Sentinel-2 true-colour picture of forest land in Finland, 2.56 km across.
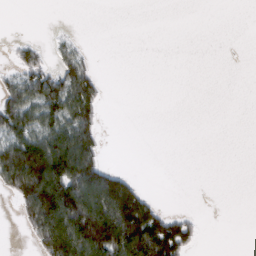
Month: March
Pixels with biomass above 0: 33%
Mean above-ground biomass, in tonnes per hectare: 54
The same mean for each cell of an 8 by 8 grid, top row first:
0 0 0 0 0 0 0 0
24 17 20 0 0 0 0 0
56 90 113 0 0 0 0 0
118 93 119 0 0 0 0 0
114 140 155 0 0 0 0 0
180 220 190 102 3 0 0 0
44 215 204 219 123 5 0 0
0 162 205 196 190 141 1 0
